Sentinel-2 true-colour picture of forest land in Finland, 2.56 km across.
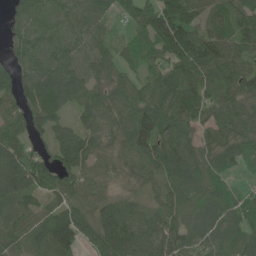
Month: June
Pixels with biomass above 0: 92%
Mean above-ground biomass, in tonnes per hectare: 81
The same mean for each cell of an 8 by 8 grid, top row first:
47 93 89 63 102 131 65 88
66 91 71 57 66 144 120 89
70 107 81 60 59 116 78 108
78 100 60 79 108 118 66 95
86 59 99 49 101 113 72 91
116 75 78 36 62 96 75 34
52 44 69 83 47 71 65 75
68 80 82 117 98 89 67 75
